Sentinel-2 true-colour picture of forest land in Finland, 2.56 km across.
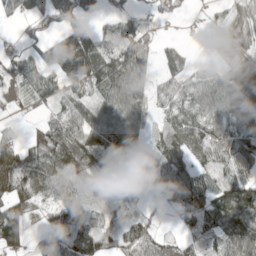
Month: May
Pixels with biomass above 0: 78%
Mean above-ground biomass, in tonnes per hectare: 59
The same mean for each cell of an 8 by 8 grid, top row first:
48 84 77 26 50 28 16 51
24 82 144 48 114 41 26 56
39 63 90 102 54 51 42 89
15 26 64 98 52 44 65 76
44 70 89 94 44 71 79 79
66 65 42 75 27 75 43 64
74 26 42 26 12 32 73 87
81 52 85 31 77 32 41 99
